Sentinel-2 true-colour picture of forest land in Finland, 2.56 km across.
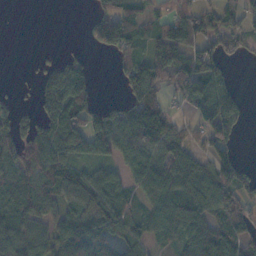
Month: November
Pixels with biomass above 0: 70%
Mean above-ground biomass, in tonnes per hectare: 68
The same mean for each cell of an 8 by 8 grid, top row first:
0 0 4 83 54 104 67 72
0 5 6 57 49 132 60 37
2 66 107 5 119 90 104 7
48 67 87 62 172 30 92 55
73 110 83 86 121 102 55 20
47 81 58 51 92 104 120 78
58 56 80 95 48 74 85 91
80 65 105 71 48 47 106 92
